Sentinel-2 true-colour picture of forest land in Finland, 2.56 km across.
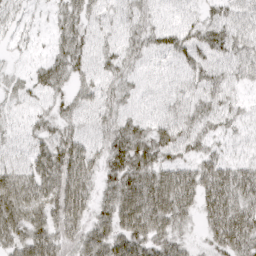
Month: April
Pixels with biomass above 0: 85%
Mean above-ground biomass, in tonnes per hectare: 47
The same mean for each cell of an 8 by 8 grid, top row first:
25 15 49 26 40 32 29 44
14 19 46 31 41 54 50 46
22 47 30 38 29 33 42 31
21 29 34 38 30 39 42 26
26 45 50 50 58 58 31 18
62 71 72 49 71 70 71 61
82 60 63 59 97 81 58 70
53 62 57 64 66 45 30 74
